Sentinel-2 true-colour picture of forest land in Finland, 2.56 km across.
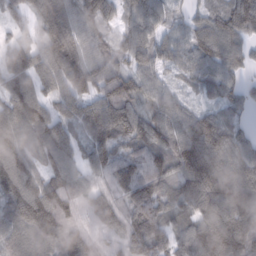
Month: February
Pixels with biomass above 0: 95%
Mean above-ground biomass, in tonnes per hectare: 88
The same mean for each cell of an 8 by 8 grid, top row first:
63 97 75 59 86 36 67 97
71 102 79 62 85 67 97 70
100 94 113 106 73 40 67 46
108 74 78 114 70 85 61 41
98 90 58 92 85 99 134 80
114 73 64 82 112 94 141 113
92 127 69 109 121 75 110 126
77 102 91 71 136 76 151 109
